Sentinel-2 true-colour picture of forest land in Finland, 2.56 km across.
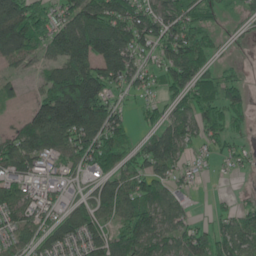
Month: June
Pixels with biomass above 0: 75%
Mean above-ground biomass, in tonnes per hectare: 77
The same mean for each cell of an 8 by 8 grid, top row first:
184 84 118 126 90 98 48 33
137 71 149 152 70 102 59 6
29 75 169 96 47 87 57 42
9 168 234 89 29 49 85 55
98 117 115 100 46 95 43 28
81 36 39 65 91 42 7 9
78 46 50 80 106 65 6 31
69 64 83 79 105 70 69 88
